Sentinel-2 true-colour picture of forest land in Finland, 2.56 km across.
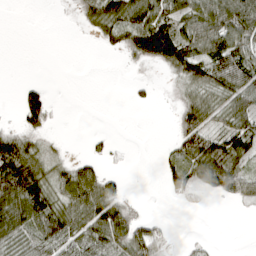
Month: April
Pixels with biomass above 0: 53%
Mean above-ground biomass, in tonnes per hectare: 42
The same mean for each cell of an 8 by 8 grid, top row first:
0 0 19 74 80 68 87 109
0 0 0 20 96 101 78 86
2 3 0 0 8 28 73 85
17 52 0 0 2 24 62 69
55 13 1 10 0 34 68 73
131 56 75 20 3 54 61 46
126 93 67 68 3 4 3 5
68 93 72 76 68 4 6 0
